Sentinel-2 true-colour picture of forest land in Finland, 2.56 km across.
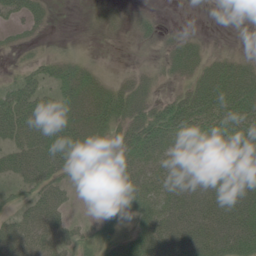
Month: June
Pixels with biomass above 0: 69%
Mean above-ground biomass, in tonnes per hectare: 38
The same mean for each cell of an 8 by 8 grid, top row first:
24 17 2 11 10 0 0 0
11 5 3 1 5 25 13 5
19 28 33 14 21 17 60 66
62 66 36 51 38 69 82 74
45 68 57 20 60 48 59 63
36 54 25 40 41 56 66 64
18 59 4 13 37 62 71 71
59 53 22 22 45 77 80 73
